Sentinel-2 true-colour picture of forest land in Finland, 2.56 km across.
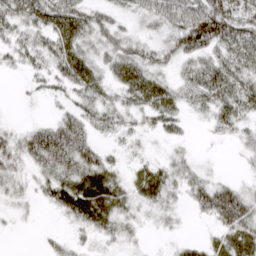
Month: March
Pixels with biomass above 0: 73%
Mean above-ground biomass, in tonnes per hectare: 37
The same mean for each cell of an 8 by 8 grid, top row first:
46 60 57 34 37 59 93 55
34 41 45 49 37 52 61 57
4 29 48 30 48 25 56 50
1 5 37 34 34 33 29 42
39 81 59 13 9 15 3 18
31 46 67 42 41 33 22 10
15 14 65 58 25 16 65 88
0 12 15 25 9 9 17 57
